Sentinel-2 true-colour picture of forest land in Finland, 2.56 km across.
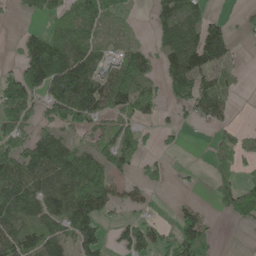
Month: May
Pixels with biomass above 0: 60%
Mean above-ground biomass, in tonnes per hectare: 56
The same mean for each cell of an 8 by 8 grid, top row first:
9 34 58 25 3 77 37 18
21 95 58 24 32 90 149 8
88 123 135 81 73 94 45 10
76 61 103 61 51 23 68 3
74 87 37 67 29 11 10 49
107 89 83 58 21 7 14 39
82 70 104 44 21 26 18 71
93 77 89 27 81 92 46 0
